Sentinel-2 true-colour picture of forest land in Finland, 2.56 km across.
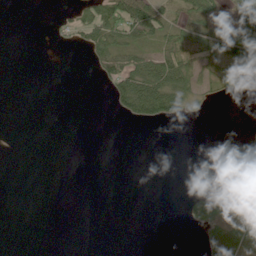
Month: June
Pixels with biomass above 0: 28%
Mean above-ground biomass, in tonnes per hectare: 20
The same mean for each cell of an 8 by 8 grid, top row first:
0 2 23 65 77 26 35 62
0 1 16 62 42 49 23 61
0 0 0 40 107 98 28 29
0 0 0 9 72 41 8 0
0 0 0 0 0 0 0 3
0 0 0 0 0 0 0 2
0 0 0 0 0 0 56 105
0 0 0 0 0 0 47 90
